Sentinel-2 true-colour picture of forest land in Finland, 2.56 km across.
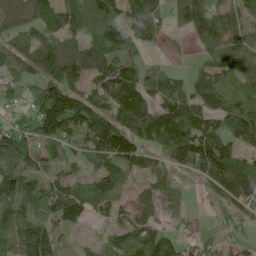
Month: June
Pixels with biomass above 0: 84%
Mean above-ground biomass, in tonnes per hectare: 89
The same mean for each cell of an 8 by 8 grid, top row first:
87 103 103 98 127 57 103 65
133 131 98 126 48 10 52 52
57 89 61 129 92 50 74 82
46 194 159 118 134 148 89 146
134 85 73 202 100 130 124 110
108 61 68 91 62 48 68 98
68 128 131 57 68 39 11 54
87 138 14 58 102 54 44 31
